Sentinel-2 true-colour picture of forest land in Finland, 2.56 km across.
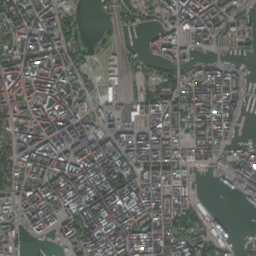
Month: September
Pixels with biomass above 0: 78%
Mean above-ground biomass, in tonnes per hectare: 141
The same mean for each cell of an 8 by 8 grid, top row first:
143 174 55 38 54 136 155 88
143 182 69 31 40 148 54 56
211 212 117 62 60 140 200 79
182 194 145 131 183 192 217 92
127 173 198 181 256 208 183 85
120 173 240 236 221 187 11 117
127 192 207 265 222 181 29 18
82 39 160 231 223 164 136 25
